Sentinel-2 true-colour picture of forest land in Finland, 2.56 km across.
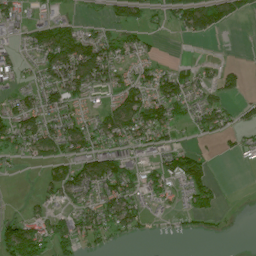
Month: July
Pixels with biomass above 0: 57%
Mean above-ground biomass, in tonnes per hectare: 55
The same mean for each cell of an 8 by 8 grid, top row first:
55 35 17 38 47 57 99 39
43 111 116 73 36 0 0 2
30 64 116 62 56 79 36 28
75 75 36 88 117 61 71 29
79 88 103 66 60 35 16 25
10 38 91 120 48 104 72 0
4 41 69 101 51 33 70 2
160 114 83 39 7 6 9 0
